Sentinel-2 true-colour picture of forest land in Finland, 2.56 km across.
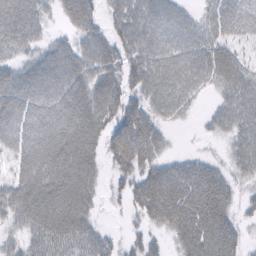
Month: February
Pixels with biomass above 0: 82%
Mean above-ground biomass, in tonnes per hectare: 51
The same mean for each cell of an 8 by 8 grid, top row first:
63 21 55 32 60 43 36 69
43 38 43 48 61 58 61 39
69 88 60 51 65 65 47 66
76 83 78 67 49 38 17 59
65 90 78 46 56 4 6 43
52 96 72 23 42 44 47 29
60 88 64 6 38 54 63 21
24 63 50 22 30 28 62 27
